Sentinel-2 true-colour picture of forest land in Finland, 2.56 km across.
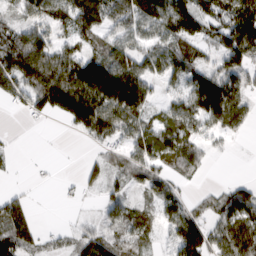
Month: March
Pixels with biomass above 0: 71%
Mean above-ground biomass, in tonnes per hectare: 72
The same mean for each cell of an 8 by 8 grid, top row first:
37 81 99 80 114 135 99 137
112 84 50 73 64 71 50 139
97 139 154 193 92 59 122 86
18 56 144 124 75 69 131 81
7 0 9 59 86 102 37 5
6 7 29 44 70 51 10 7
93 0 5 55 35 75 47 114
117 19 55 61 37 87 104 130
